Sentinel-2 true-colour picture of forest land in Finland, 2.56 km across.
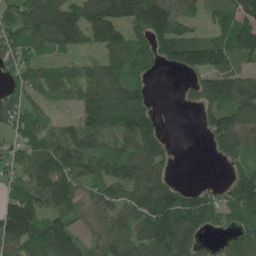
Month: May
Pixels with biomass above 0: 79%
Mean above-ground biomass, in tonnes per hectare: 125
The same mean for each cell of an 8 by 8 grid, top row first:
126 287 184 190 206 137 61 138
147 130 92 149 114 183 160 152
87 132 114 134 77 7 120 137
124 43 102 200 152 4 92 137
72 138 166 115 183 14 43 129
84 164 140 119 154 31 0 97
178 114 105 115 150 209 138 160
173 173 94 129 170 210 43 101
